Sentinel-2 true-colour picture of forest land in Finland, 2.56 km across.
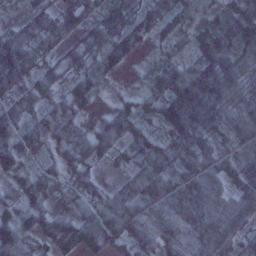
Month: January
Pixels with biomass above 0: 91%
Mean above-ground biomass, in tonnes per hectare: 64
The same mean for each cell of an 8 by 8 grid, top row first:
19 53 79 87 61 79 44 90
88 54 57 88 28 35 86 79
78 58 55 25 28 101 126 75
74 44 34 52 51 125 118 67
63 35 63 63 55 79 61 68
32 52 42 13 81 82 93 79
39 43 45 79 71 91 84 72
66 30 60 42 62 65 101 41
